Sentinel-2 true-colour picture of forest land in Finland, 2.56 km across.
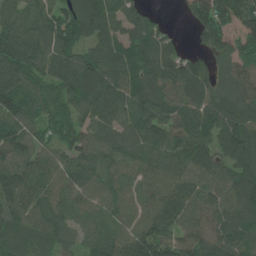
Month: June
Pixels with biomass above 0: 94%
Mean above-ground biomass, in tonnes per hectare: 98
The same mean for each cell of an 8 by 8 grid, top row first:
101 94 125 112 82 6 138 126
134 121 87 91 122 67 76 89
102 98 121 120 113 128 87 89
92 81 87 97 119 112 134 100
93 63 87 84 98 101 90 114
104 89 101 98 91 98 89 113
85 104 77 83 81 107 93 123
62 74 60 106 140 97 102 107
